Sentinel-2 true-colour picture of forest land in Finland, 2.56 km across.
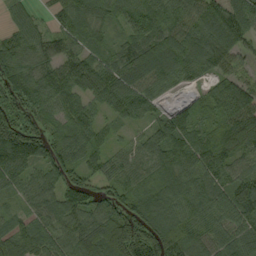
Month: September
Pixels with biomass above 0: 93%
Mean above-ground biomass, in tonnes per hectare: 88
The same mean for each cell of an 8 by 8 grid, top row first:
42 18 76 62 109 101 97 99
92 74 72 45 97 111 95 61
121 113 106 91 106 65 49 69
72 75 87 58 71 73 71 133
152 107 108 46 64 135 102 96
99 82 64 60 76 111 88 84
37 76 92 82 101 102 94 96
102 82 108 137 162 110 79 97
